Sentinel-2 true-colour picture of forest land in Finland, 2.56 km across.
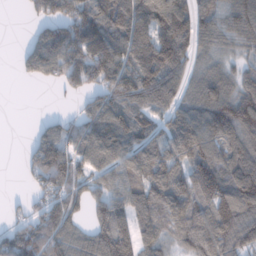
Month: January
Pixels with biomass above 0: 79%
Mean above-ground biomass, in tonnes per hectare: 101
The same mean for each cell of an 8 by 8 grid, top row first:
1 86 141 149 165 142 71 119
10 158 146 146 142 158 65 62
8 51 96 129 137 95 99 80
0 14 59 130 101 95 136 135
1 137 99 143 115 105 122 116
3 130 80 93 118 113 143 153
21 91 50 124 124 124 109 141
115 123 86 159 100 69 117 102
